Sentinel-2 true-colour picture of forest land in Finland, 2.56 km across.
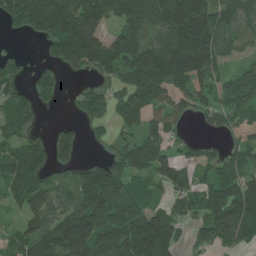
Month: June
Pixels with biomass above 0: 74%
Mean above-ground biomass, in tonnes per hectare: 118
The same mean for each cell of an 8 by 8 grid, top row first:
190 280 255 154 224 251 208 119
19 72 244 127 168 279 211 67
72 69 25 69 205 168 98 121
94 8 46 66 125 63 58 72
84 70 53 51 142 39 32 55
124 89 73 128 84 96 47 95
43 99 159 247 125 68 111 176
70 162 194 186 198 79 92 80
